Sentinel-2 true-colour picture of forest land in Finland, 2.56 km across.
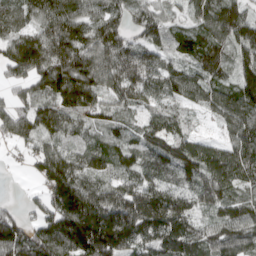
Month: April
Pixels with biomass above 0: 91%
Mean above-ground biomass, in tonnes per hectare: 114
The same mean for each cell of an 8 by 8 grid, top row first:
100 128 128 101 91 39 116 120
138 172 146 138 108 74 123 88
76 143 167 121 140 103 97 103
115 141 100 65 61 61 49 125
62 79 64 75 91 105 73 133
2 148 123 80 102 82 116 110
39 115 227 163 173 158 73 94
176 184 235 227 137 172 109 114
